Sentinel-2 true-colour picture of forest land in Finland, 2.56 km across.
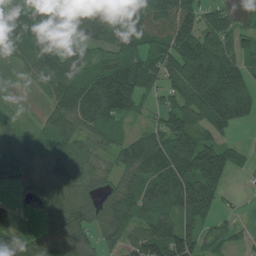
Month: July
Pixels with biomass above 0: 80%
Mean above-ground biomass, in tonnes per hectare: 104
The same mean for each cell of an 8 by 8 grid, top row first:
95 91 62 153 135 167 72 37
73 104 74 92 101 161 140 60
8 87 119 198 131 109 237 145
17 58 127 139 43 115 152 129
127 91 87 73 127 149 126 33
86 99 102 66 126 174 168 24
42 97 128 123 128 152 109 15
90 101 113 71 137 165 71 33
